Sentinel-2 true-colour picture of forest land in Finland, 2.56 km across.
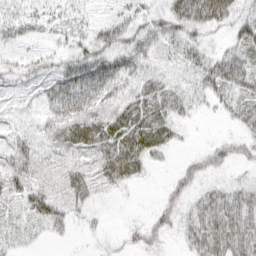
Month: March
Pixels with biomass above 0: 76%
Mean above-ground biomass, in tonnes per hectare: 32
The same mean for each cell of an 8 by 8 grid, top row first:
38 25 21 18 30 62 69 32
19 15 34 50 42 28 21 44
25 37 81 68 39 19 48 51
15 35 58 42 48 30 11 37
26 30 51 52 54 17 14 30
44 27 38 38 14 20 25 10
22 47 22 3 3 31 41 47
18 11 5 8 30 12 49 47
